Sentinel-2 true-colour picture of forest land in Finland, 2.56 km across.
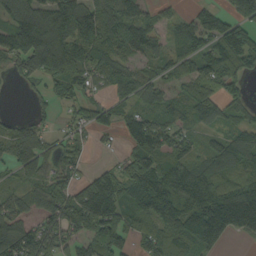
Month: September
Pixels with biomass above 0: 79%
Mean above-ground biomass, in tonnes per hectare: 97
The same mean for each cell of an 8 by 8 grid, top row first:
148 168 167 97 66 37 91 132
128 220 120 89 74 63 95 172
37 105 100 93 76 64 99 77
6 34 59 55 76 75 89 56
85 52 41 16 117 94 48 88
38 71 49 86 150 125 94 85
72 91 161 144 107 151 178 223
140 120 85 122 73 129 152 26
